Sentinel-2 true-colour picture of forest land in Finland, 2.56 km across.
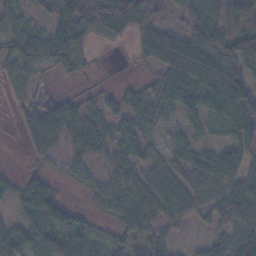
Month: November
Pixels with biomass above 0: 76%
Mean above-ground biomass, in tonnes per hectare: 47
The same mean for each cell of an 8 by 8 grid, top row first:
38 30 85 85 76 35 56 80
48 78 66 5 54 102 101 81
33 8 15 5 17 71 85 79
16 49 41 30 51 44 50 71
2 37 43 36 33 25 26 59
17 31 24 36 41 42 69 65
31 81 19 35 53 47 46 96
51 55 47 23 36 20 32 86
